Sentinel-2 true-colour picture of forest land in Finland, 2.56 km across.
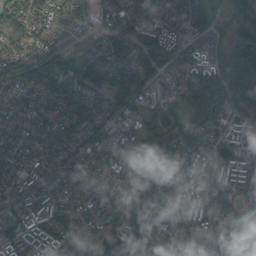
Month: September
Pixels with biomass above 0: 90%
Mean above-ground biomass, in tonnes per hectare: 101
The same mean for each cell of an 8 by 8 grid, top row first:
94 81 58 93 114 95 89 150
57 91 44 115 139 83 72 145
124 200 155 107 89 60 147 140
72 84 95 70 77 126 158 91
94 77 88 89 138 133 144 115
96 88 83 66 67 109 137 124
84 114 82 75 54 97 119 110
122 135 137 20 54 63 115 126
